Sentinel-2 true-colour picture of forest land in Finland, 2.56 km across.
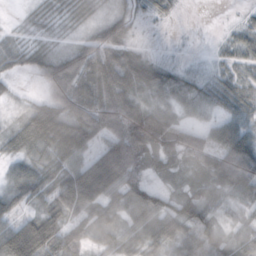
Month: October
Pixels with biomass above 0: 81%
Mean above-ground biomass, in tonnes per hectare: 50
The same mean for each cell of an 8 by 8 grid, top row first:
2 14 13 40 14 9 0 4
25 21 57 79 20 10 7 25
12 68 70 91 58 33 16 22
9 65 80 112 91 31 23 29
36 71 71 98 133 77 56 81
39 41 108 144 54 24 60 94
27 32 69 60 62 49 38 24
112 87 47 42 47 54 50 32
